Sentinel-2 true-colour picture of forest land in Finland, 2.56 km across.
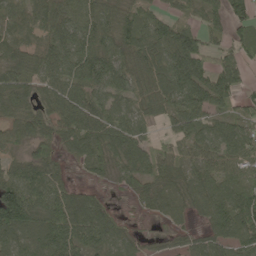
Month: May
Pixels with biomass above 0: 85%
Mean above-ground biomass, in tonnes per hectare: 64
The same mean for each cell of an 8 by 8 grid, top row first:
51 96 76 75 49 42 56 45
50 80 77 81 76 107 57 57
68 62 90 87 62 93 74 46
63 44 84 61 45 64 56 35
49 40 72 69 56 46 67 76
69 71 12 28 62 60 67 46
178 88 93 23 24 47 68 95
72 92 79 66 21 29 57 79
